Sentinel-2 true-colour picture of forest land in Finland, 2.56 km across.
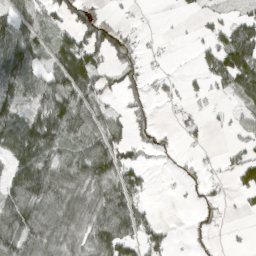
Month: April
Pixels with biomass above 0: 58%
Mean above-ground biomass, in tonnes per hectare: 60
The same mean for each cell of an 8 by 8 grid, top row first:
51 44 64 21 4 7 20 34
95 57 117 78 17 2 44 147
93 69 140 42 39 15 42 123
72 110 105 36 34 15 9 31
111 118 71 80 32 12 13 27
100 128 101 107 41 8 19 64
126 102 92 121 42 1 30 12
126 96 68 134 76 9 14 4
